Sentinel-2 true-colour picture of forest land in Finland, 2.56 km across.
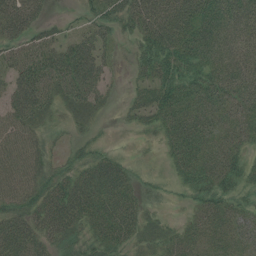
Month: July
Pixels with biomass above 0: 86%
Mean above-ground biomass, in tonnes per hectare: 44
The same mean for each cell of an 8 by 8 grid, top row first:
67 16 17 49 66 69 58 51
38 47 64 23 49 59 60 41
49 61 78 17 26 61 51 51
59 35 41 10 36 64 54 41
59 26 32 9 9 51 50 36
65 48 48 59 18 25 52 40
49 65 63 57 31 7 42 33
63 42 35 45 28 32 32 41
